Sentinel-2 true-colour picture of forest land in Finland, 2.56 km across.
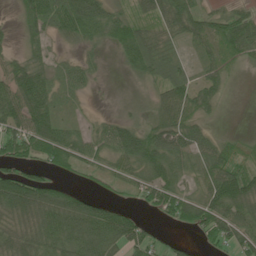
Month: June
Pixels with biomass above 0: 71%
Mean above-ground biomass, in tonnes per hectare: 51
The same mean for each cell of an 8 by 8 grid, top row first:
18 77 107 62 42 82 48 46
17 31 24 32 64 21 43 68
84 50 35 1 23 52 39 2
84 80 6 5 11 84 27 0
75 87 51 62 76 72 44 23
69 32 17 30 47 46 60 76
95 96 75 45 24 60 75 71
85 75 92 75 59 16 33 56
